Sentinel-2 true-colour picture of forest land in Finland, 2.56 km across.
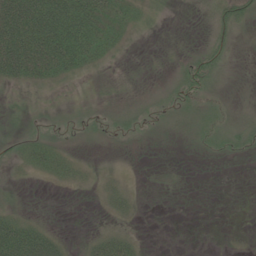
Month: June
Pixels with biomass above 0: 42%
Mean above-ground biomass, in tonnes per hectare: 15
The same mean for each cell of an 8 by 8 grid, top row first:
73 74 54 29 12 1 6 22
70 67 47 17 1 2 19 3
28 24 8 6 1 15 25 1
5 3 6 8 11 13 12 6
7 20 3 2 1 2 12 13
3 15 12 12 1 1 0 0
9 1 0 17 3 0 0 0
70 47 5 37 5 0 0 1
